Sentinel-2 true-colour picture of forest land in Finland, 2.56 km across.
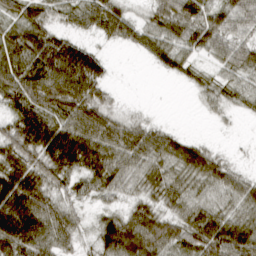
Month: March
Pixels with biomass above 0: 83%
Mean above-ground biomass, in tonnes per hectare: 48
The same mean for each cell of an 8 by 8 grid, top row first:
43 40 40 66 22 71 54 57
63 69 46 9 37 54 46 45
70 75 82 15 0 14 21 30
48 64 67 28 4 0 12 16
70 91 86 65 65 48 17 2
81 61 45 58 47 45 53 27
97 63 22 23 43 40 43 41
82 60 23 77 88 57 70 71
